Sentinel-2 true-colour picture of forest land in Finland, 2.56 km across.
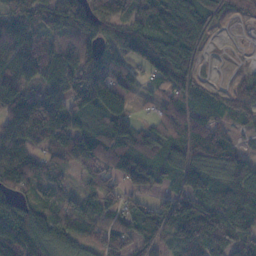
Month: November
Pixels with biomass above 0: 87%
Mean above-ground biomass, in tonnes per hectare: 78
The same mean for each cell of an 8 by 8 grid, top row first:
101 85 115 89 80 107 65 32
119 110 94 54 76 127 18 3
119 81 118 130 50 113 23 30
139 109 80 132 10 79 66 50
93 82 109 91 70 86 17 9
99 64 41 62 72 77 65 46
83 67 53 57 49 93 92 107
132 114 66 64 67 79 108 82
